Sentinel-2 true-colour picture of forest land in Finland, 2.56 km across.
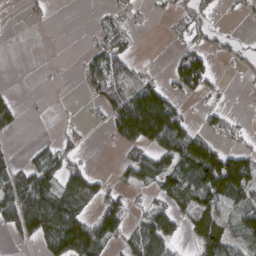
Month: March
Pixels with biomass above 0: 47%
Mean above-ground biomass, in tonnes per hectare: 56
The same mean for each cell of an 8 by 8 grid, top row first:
2 9 1 25 10 27 28 11
0 0 6 67 1 19 39 29
1 3 26 103 47 55 62 10
44 3 4 73 219 87 30 9
5 22 20 19 114 113 101 20
59 83 92 23 70 98 186 152
115 144 67 78 31 65 96 78
26 87 173 68 101 52 110 59
